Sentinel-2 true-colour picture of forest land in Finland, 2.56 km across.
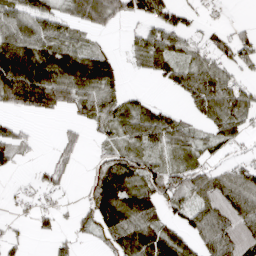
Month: April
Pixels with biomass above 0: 65%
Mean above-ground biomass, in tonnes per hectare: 54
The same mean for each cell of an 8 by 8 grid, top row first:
74 61 63 59 43 37 8 1
118 83 52 21 54 52 42 63
144 106 103 69 7 47 85 36
35 40 39 74 63 23 67 68
45 4 31 36 57 46 32 25
9 37 8 99 84 60 47 54
14 21 34 112 85 40 74 85
17 18 23 57 105 78 66 92
